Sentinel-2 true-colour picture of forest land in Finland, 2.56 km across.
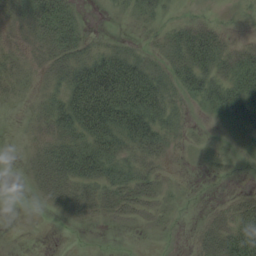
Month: August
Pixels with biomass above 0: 54%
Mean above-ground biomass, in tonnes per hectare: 23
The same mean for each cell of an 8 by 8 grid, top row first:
15 59 15 2 15 9 10 4
10 26 31 18 9 30 64 21
15 14 62 90 60 27 39 49
1 24 80 87 66 17 11 33
0 21 42 42 41 6 6 7
0 29 45 30 22 2 5 1
1 6 17 18 14 6 4 30
0 0 0 0 0 0 24 72
